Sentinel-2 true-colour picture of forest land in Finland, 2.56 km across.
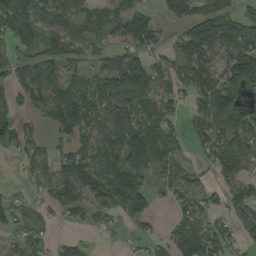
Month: August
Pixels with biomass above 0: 70%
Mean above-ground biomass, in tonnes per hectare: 76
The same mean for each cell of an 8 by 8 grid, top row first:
114 65 67 94 94 67 111 71
59 60 54 54 93 70 144 116
68 115 58 111 137 66 120 128
57 97 135 100 80 39 122 73
67 40 76 94 124 66 89 88
9 52 125 120 84 60 25 91
52 34 51 62 76 48 51 55
43 33 13 3 38 80 125 45
